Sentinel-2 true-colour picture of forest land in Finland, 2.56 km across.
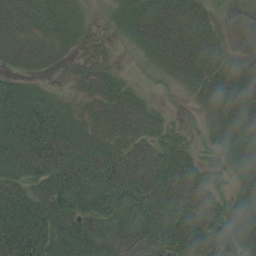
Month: July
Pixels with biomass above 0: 82%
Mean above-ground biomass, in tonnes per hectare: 59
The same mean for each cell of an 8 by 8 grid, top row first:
74 61 17 9 55 77 34 5
69 54 31 15 34 87 45 20
32 17 34 37 2 27 63 50
95 78 30 63 58 4 23 57
87 111 54 49 57 48 15 46
60 84 91 97 89 89 49 41
110 94 71 78 83 87 78 54
127 97 86 69 71 101 89 67
